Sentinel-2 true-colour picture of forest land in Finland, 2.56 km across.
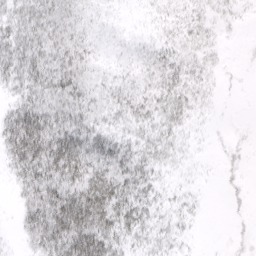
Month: March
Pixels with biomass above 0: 71%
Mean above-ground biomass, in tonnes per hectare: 24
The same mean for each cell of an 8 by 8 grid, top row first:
31 37 17 6 3 12 11 6
42 40 25 7 10 16 10 2
33 43 33 19 20 26 10 2
37 48 35 25 26 22 4 0
52 63 47 35 23 14 2 5
25 52 49 45 30 5 1 5
12 59 69 54 29 11 2 4
6 49 62 38 18 12 0 4
